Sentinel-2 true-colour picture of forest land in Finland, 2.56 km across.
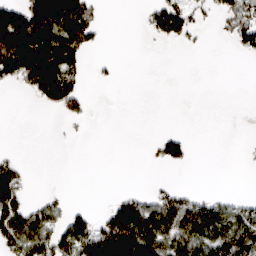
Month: March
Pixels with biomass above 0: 36%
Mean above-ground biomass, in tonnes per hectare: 49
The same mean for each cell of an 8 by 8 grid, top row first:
127 150 144 0 19 100 18 79
165 154 96 0 0 7 2 40
82 172 35 6 0 0 0 0
0 14 35 0 0 0 0 0
0 0 2 0 4 65 0 1
72 0 0 0 0 2 0 0
118 54 19 64 116 88 67 49
100 108 118 178 179 90 89 94
